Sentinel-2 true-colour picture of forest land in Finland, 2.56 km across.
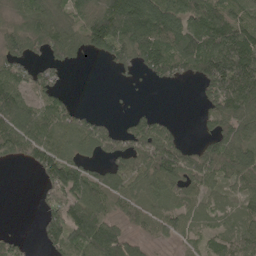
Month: May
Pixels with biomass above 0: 72%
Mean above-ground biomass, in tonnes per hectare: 89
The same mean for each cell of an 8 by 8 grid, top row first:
50 81 71 172 210 162 146 90
70 109 70 130 158 124 166 181
98 55 0 7 24 46 131 191
149 104 50 9 38 3 84 138
121 127 93 81 114 92 64 109
0 96 104 79 92 116 100 97
0 68 139 64 61 58 47 48
34 82 122 136 38 38 60 77
